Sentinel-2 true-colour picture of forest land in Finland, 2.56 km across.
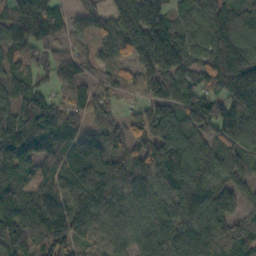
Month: October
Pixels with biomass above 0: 91%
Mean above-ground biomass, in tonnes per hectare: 111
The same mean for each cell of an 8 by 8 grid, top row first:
121 131 69 108 169 75 148 153
85 90 59 89 147 151 117 186
85 54 96 72 124 121 108 223
91 118 79 49 65 109 98 153
158 123 84 60 94 147 93 124
109 90 91 123 113 142 103 90
137 127 109 135 92 119 159 78
118 133 86 74 73 101 141 146
